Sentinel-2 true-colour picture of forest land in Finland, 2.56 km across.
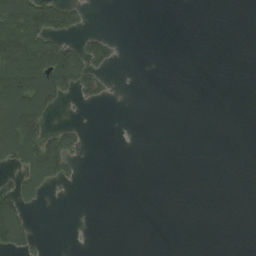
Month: August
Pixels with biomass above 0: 20%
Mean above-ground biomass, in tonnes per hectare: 27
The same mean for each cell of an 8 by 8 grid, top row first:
128 107 28 0 0 0 0 0
138 89 43 34 0 0 0 0
162 146 83 11 0 0 0 0
174 78 1 0 0 0 0 0
147 81 19 0 0 0 0 0
34 73 8 0 0 0 0 0
79 3 0 0 0 0 0 0
73 3 0 0 0 0 0 0
